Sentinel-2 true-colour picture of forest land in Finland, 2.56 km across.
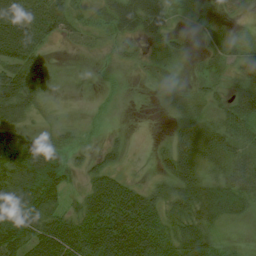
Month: August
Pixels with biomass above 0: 73%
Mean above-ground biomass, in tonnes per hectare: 44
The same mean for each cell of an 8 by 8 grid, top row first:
51 67 15 34 57 18 8 12
81 21 9 16 19 17 16 19
72 27 0 6 7 12 27 25
46 17 2 4 0 26 30 75
82 59 19 17 0 41 66 50
84 95 24 51 8 66 42 66
80 67 47 120 98 45 70 44
86 88 102 135 113 66 71 6
